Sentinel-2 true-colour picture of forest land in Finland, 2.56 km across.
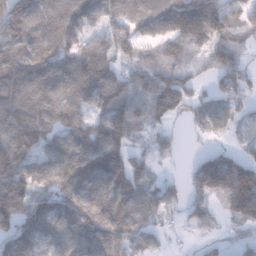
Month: January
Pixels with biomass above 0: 85%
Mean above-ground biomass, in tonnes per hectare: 103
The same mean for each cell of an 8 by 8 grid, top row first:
137 100 114 98 120 166 150 87
110 93 79 116 81 115 92 86
134 121 134 103 86 107 49 108
125 118 94 112 91 70 77 68
154 93 131 151 42 43 29 32
126 119 160 162 95 20 187 164
146 131 135 151 95 49 72 106
140 117 115 113 78 12 29 58
